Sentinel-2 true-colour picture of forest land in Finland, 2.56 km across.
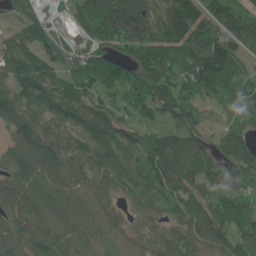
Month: June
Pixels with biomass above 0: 92%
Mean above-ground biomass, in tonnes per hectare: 93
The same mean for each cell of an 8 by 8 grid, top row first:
45 26 98 185 152 182 111 105
93 73 35 83 140 112 148 82
98 85 88 71 111 108 133 93
94 103 100 101 61 111 35 69
94 110 97 112 88 112 54 85
104 107 82 98 99 120 86 61
95 101 86 52 63 91 103 64
102 107 80 50 66 87 106 93
